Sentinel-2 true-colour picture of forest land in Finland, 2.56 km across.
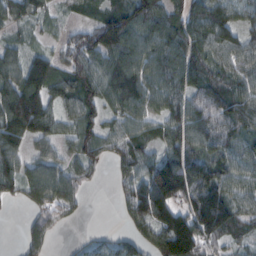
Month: February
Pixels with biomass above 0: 84%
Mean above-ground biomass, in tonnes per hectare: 93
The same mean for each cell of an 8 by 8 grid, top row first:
81 48 35 102 127 101 118 59
55 39 124 162 128 145 104 92
115 132 117 140 130 124 70 84
186 100 101 64 82 103 91 100
87 54 91 62 81 99 90 64
90 130 63 30 109 203 118 97
11 85 33 9 119 134 190 87
10 60 16 38 83 205 102 48
